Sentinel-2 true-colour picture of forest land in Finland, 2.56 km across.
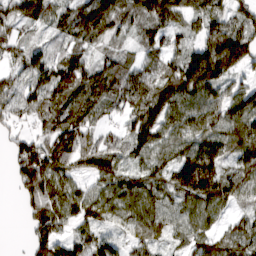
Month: March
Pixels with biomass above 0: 88%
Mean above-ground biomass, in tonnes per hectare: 79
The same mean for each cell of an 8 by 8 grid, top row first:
78 78 97 110 88 74 89 59
53 46 66 37 52 42 148 138
44 99 124 97 77 120 131 46
51 89 86 34 130 101 94 119
50 85 85 53 99 87 99 122
74 123 62 82 68 105 151 73
10 98 75 74 96 63 74 38
1 79 61 47 74 36 63 80
